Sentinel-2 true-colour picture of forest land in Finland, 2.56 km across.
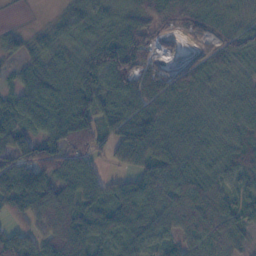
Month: November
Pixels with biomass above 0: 89%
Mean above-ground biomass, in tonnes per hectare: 67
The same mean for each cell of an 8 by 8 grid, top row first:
1 9 59 41 69 80 59 40
32 44 48 120 90 15 55 69
36 61 88 81 78 73 53 38
85 77 93 71 88 67 45 68
90 81 70 55 101 89 61 80
109 88 85 25 71 91 67 71
63 81 68 79 82 74 95 70
71 64 90 74 73 52 69 38
